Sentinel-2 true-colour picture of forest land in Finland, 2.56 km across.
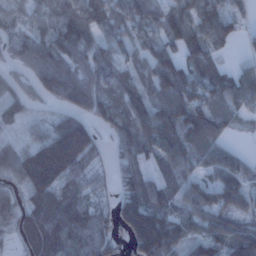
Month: January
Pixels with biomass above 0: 84%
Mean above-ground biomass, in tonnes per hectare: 93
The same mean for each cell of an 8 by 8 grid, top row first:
58 69 122 102 95 85 94 53
75 109 116 74 70 86 89 18
42 149 118 100 74 122 87 67
65 30 82 101 106 124 104 53
48 135 165 48 104 107 88 12
108 174 95 50 76 74 63 82
98 142 124 74 174 74 104 78
62 165 119 78 200 114 90 120
